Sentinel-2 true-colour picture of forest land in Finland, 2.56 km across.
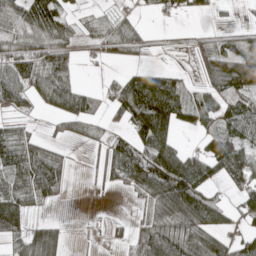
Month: May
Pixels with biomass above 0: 68%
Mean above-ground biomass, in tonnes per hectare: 66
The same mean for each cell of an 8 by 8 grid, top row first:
75 113 21 29 10 16 16 7
75 100 29 61 42 7 52 71
102 109 26 33 99 49 73 151
33 32 93 43 157 114 88 97
81 40 21 55 105 66 62 77
66 114 3 47 137 193 87 99
95 24 0 1 39 147 114 54
52 119 2 12 75 99 87 49
